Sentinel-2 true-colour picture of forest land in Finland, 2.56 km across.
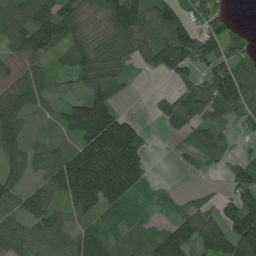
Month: June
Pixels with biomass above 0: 82%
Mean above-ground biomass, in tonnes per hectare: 109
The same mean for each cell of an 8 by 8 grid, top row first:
124 149 123 144 131 113 104 9
116 125 124 134 105 192 120 83
129 74 82 104 3 74 123 145
153 66 152 133 6 137 130 92
148 65 135 264 94 20 101 20
101 103 226 223 95 4 15 88
83 109 126 102 59 42 53 128
124 123 129 93 94 155 152 179
